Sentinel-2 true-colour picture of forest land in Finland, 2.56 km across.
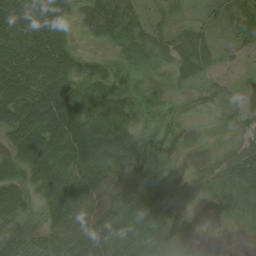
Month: August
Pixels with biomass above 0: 80%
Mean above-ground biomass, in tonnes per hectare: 39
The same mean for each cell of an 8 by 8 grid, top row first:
70 71 23 70 25 17 10 13
66 73 12 22 37 26 20 17
70 71 46 29 13 7 19 8
59 71 72 65 23 17 9 30
46 75 82 80 51 12 13 26
39 68 59 54 52 12 25 50
47 38 60 47 74 25 6 22
47 40 58 50 58 21 4 3
